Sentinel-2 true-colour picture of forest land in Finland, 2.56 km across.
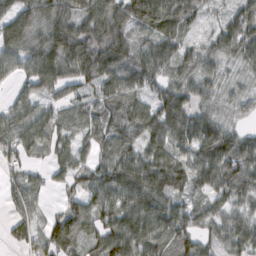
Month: February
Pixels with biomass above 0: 89%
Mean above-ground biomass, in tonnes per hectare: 72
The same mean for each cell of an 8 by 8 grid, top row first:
89 80 83 123 118 104 23 73
88 100 122 119 56 71 43 82
42 96 84 74 74 60 58 24
63 57 33 66 72 102 53 28
80 64 41 63 63 78 118 83
32 29 63 104 109 95 88 102
41 21 62 88 102 71 52 56
33 78 64 100 100 74 50 72
